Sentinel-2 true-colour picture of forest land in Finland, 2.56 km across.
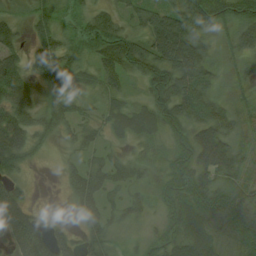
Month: August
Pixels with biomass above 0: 85%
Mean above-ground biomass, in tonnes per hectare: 52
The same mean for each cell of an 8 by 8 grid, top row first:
23 42 46 44 63 84 79 68
39 64 49 89 86 155 42 48
71 64 35 38 57 108 50 27
73 51 28 42 52 82 53 37
83 25 37 17 22 57 93 35
32 0 65 49 22 62 57 44
72 3 52 31 26 60 79 67
56 54 35 29 22 51 65 61
